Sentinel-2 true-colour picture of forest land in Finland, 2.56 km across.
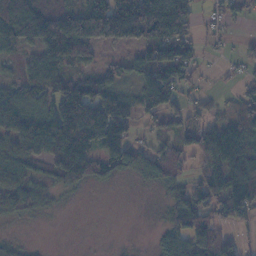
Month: November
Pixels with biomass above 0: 68%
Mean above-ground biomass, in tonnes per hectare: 73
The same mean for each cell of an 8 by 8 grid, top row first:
148 101 71 200 199 145 24 31
47 81 69 31 88 125 14 16
45 71 57 75 82 96 7 29
115 99 204 161 73 52 27 50
94 153 182 141 27 53 118 113
67 54 103 40 43 56 89 128
48 23 1 0 1 74 92 92
17 1 1 2 1 81 127 36
